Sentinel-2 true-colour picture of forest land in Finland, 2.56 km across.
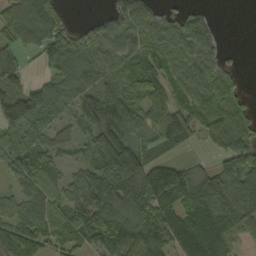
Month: September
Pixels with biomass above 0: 80%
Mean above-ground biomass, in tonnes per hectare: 87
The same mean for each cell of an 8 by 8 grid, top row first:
104 107 4 78 110 46 36 0
79 98 99 104 100 82 87 6
69 61 99 80 108 70 87 32
146 84 64 114 97 98 95 80
67 64 43 127 58 66 41 101
88 62 56 158 148 133 66 129
57 78 111 107 116 136 129 119
109 74 74 121 129 83 122 52
